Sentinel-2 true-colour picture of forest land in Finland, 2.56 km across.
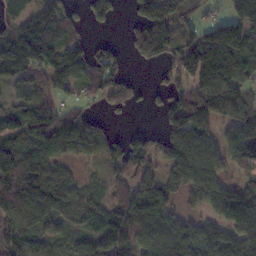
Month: November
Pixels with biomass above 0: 77%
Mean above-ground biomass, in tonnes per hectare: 100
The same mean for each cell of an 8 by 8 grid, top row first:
58 92 57 99 146 138 37 148
162 123 57 48 152 116 177 115
97 100 78 105 10 78 148 110
93 93 61 42 20 129 145 108
113 156 122 91 84 145 84 95
167 124 33 66 102 91 116 61
114 105 84 89 124 60 65 119
118 78 71 131 95 119 113 114
